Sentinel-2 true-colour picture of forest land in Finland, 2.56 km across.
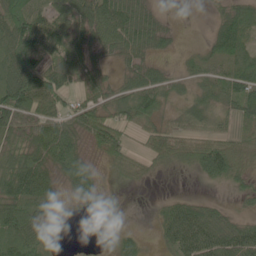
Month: June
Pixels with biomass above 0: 75%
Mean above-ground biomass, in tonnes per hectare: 49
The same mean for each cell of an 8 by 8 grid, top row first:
73 64 74 97 52 6 9 69
87 65 51 49 51 15 31 65
104 76 40 29 59 30 44 68
104 67 57 43 68 33 47 48
58 86 41 62 22 47 60 43
116 67 67 12 19 4 38 39
72 44 13 19 2 43 34 14
75 47 0 21 18 54 73 69
